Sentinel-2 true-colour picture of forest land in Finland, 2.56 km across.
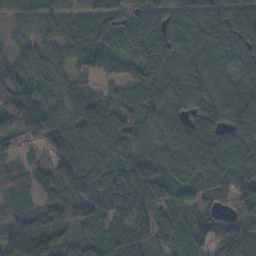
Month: November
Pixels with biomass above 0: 94%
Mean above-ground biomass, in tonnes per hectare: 89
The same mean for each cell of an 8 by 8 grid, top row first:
52 64 62 89 82 84 94 146
31 57 72 54 102 98 106 119
99 73 60 53 93 91 98 77
130 99 105 94 89 99 102 117
52 84 115 107 78 95 108 92
58 86 118 93 123 86 108 93
53 70 90 105 101 88 66 75
123 142 68 92 122 63 52 76
